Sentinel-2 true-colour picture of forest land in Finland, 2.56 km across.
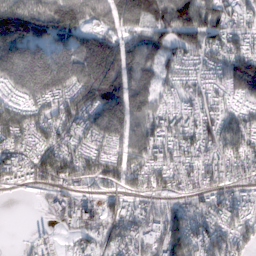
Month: February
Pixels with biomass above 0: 89%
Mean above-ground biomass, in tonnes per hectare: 88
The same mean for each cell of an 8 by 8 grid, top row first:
214 161 127 101 111 126 97 56
170 131 112 117 105 93 82 67
118 195 123 179 96 46 45 124
88 83 104 179 104 54 53 59
85 87 66 74 118 72 80 82
62 103 82 77 88 72 68 51
0 38 65 47 43 73 54 55
3 20 32 61 73 112 80 69
